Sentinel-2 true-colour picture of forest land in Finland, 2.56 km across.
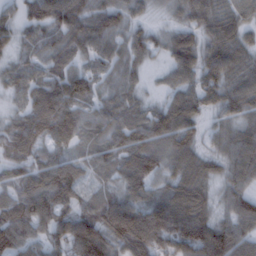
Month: February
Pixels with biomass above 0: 93%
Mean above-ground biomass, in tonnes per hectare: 73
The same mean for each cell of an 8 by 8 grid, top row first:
61 85 80 67 30 34 74 53
51 58 65 62 47 67 64 66
44 69 78 44 20 46 63 70
32 100 73 67 45 89 47 63
81 73 50 75 85 87 35 80
65 91 65 48 92 72 58 73
74 99 71 113 106 123 58 80
103 69 144 123 158 127 120 78
